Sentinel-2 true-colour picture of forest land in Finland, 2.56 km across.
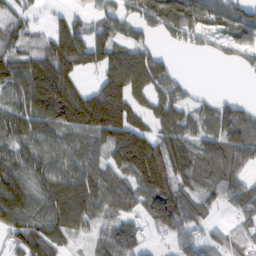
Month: February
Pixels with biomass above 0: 79%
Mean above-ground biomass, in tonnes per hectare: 94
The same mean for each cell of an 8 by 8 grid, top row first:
59 29 39 75 84 148 103 114
74 94 144 119 82 28 31 77
111 168 64 149 123 61 0 3
92 136 174 207 63 84 61 79
91 93 89 110 146 103 86 120
112 110 116 97 159 124 101 82
120 98 129 82 95 158 58 78
66 103 26 118 57 66 60 82
